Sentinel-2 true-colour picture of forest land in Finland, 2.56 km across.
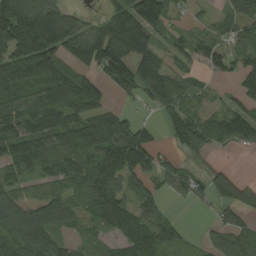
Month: August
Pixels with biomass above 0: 76%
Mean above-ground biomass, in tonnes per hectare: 87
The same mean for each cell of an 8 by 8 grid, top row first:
161 151 51 86 153 28 20 72
143 139 119 171 100 60 72 60
124 128 111 113 108 79 31 68
82 136 117 69 16 92 49 92
106 81 106 144 108 55 72 62
64 66 112 141 82 76 49 22
83 143 100 135 71 11 23 82
80 79 36 54 131 74 38 94
